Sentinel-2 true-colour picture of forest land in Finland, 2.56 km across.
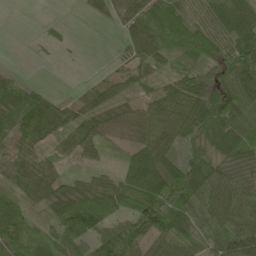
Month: May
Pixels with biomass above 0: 82%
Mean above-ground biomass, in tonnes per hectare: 56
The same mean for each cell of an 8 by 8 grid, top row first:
0 1 4 30 83 57 42 61
0 9 1 3 84 64 67 91
29 2 6 37 45 59 59 75
79 87 51 57 55 94 98 67
46 44 68 26 68 59 67 83
59 55 32 35 119 88 75 48
47 41 130 94 105 82 66 57
53 49 74 64 55 66 46 73
